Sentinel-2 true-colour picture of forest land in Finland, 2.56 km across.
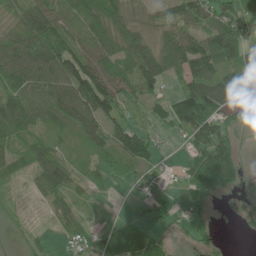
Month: June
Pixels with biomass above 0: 75%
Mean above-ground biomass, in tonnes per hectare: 58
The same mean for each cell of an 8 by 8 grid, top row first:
32 85 77 112 39 63 64 46
73 105 73 85 87 115 117 93
76 75 124 81 79 34 97 84
74 68 89 58 18 82 104 72
46 49 35 63 78 9 126 29
35 80 32 36 28 13 124 46
4 24 31 1 19 30 30 19
4 12 32 86 98 14 21 3
